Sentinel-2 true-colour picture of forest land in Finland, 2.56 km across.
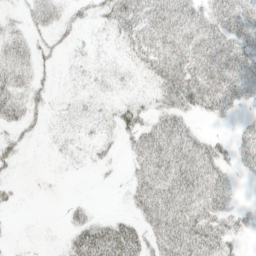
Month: May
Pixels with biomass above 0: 60%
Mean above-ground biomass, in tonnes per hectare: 22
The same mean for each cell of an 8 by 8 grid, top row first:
6 23 10 27 33 37 28 31
25 9 5 5 28 34 35 34
25 7 7 8 9 45 38 41
26 11 9 15 19 34 21 10
14 4 8 8 39 46 28 23
3 0 2 2 36 49 41 8
5 0 10 1 39 50 37 13
1 1 43 67 34 52 48 14
